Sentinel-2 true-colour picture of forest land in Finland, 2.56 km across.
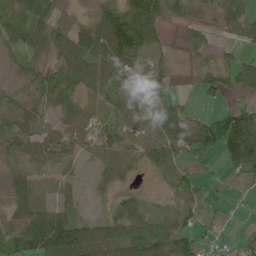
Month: June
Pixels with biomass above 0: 75%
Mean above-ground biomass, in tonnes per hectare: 44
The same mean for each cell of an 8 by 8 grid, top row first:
56 49 5 83 103 27 14 39
39 45 72 107 69 8 24 16
10 51 84 68 39 11 40 71
28 27 47 44 36 33 20 68
27 37 37 41 30 55 89 123
31 19 11 32 10 31 20 32
33 43 29 17 22 29 13 1
81 130 99 69 78 65 15 16
